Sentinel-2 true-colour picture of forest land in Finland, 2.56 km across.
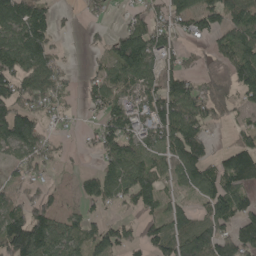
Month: May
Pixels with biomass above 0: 69%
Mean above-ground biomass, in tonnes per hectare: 89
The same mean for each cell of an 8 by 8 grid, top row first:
152 86 15 14 84 88 95 97
128 107 6 82 166 71 36 127
130 111 21 105 94 96 57 136
141 68 19 101 105 127 94 48
128 63 14 118 90 128 75 74
50 33 47 98 115 79 101 154
85 84 50 43 78 52 85 96
179 129 94 109 81 110 138 120
